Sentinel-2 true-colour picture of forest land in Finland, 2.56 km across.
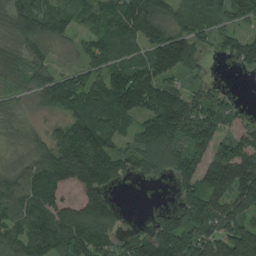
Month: August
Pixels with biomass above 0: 83%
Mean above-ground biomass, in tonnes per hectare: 100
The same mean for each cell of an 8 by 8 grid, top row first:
83 86 61 102 114 58 58 78
72 72 49 87 74 164 42 118
63 95 78 117 158 62 39 2
62 46 125 130 107 172 126 42
53 99 178 87 90 101 109 98
83 138 189 115 60 84 122 168
103 120 158 98 14 76 156 111
93 129 137 96 116 162 138 178
